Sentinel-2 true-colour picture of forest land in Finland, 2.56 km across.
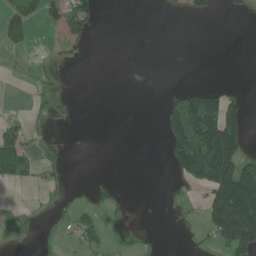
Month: June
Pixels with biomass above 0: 24%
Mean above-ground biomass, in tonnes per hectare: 37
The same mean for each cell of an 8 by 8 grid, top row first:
59 50 80 0 0 13 28 19
27 6 23 0 0 0 0 0
1 7 0 0 0 0 1 0
3 12 0 0 0 95 178 59
73 9 0 0 0 99 194 89
41 19 0 9 0 37 154 196
3 11 30 31 1 10 128 307
2 3 33 10 6 1 31 211
